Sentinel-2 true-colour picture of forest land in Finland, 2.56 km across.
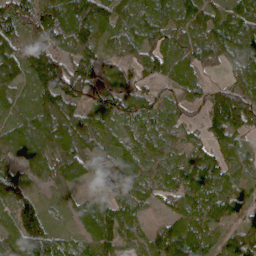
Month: April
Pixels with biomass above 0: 92%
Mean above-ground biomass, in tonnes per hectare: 81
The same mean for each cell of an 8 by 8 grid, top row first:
105 135 135 87 74 80 73 114
95 102 103 63 79 88 95 90
90 159 134 43 50 73 37 63
54 125 65 62 71 59 82 167
97 106 97 57 68 58 62 51
68 65 75 96 62 69 76 42
79 26 53 75 39 69 111 64
84 95 44 73 58 129 71 99
